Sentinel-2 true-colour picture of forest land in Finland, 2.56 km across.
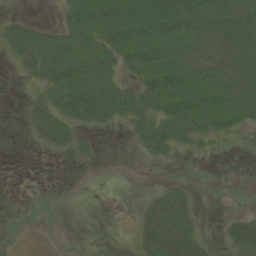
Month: July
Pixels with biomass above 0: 54%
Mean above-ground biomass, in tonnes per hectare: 28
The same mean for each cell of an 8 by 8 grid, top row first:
10 1 40 65 72 65 48 43
35 52 46 53 63 41 35 50
4 40 72 40 46 58 48 39
2 43 47 40 37 57 62 39
0 29 19 0 28 29 16 9
0 0 0 0 0 4 1 0
0 2 0 0 22 50 1 3
0 1 1 0 40 78 13 54
